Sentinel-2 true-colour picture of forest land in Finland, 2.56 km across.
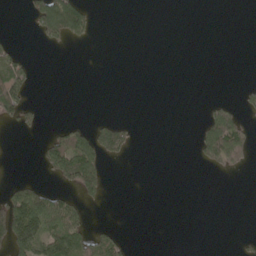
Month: May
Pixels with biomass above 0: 18%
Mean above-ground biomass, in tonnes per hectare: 23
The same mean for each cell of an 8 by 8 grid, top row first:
0 115 100 0 0 0 0 0
18 13 5 0 0 0 0 0
76 0 0 0 0 0 0 2
59 1 0 0 0 0 20 28
0 47 83 72 0 0 35 75
4 22 144 1 0 0 5 7
120 78 37 0 0 0 0 0
96 79 72 48 0 0 0 7
